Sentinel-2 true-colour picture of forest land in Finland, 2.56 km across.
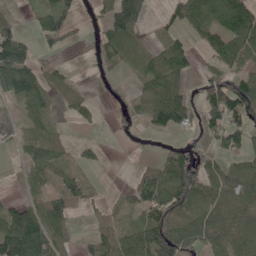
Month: May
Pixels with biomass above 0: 63%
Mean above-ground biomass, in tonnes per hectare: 58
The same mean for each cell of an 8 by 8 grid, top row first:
15 67 17 87 38 53 97 113
108 31 11 71 42 53 42 87
118 45 7 10 55 72 42 60
20 47 27 9 60 120 78 116
29 80 28 2 7 17 33 67
8 78 49 1 38 79 73 66
73 80 38 20 63 98 75 66
196 91 18 69 94 115 63 59
